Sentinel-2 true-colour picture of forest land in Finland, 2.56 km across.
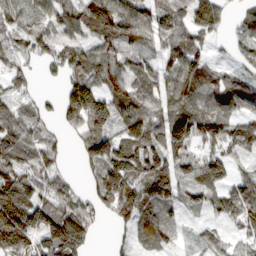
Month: March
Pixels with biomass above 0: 83%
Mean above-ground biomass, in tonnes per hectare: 94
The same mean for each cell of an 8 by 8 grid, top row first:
80 86 122 158 90 87 135 36
91 80 86 102 88 82 41 47
62 13 107 110 90 112 80 87
67 29 173 121 109 110 87 64
110 62 67 136 143 113 81 92
134 96 31 192 156 98 107 50
197 116 109 123 128 57 63 123
178 115 127 20 59 31 45 42
